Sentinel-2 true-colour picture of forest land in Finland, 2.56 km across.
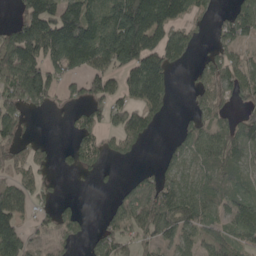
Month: May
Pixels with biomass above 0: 65%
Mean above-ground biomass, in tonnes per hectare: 85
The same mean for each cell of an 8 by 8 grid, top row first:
50 188 199 164 233 121 29 128
161 160 200 233 178 94 24 59
172 132 75 88 163 20 90 88
97 26 36 81 75 10 87 47
59 18 59 44 30 48 84 92
63 28 19 7 36 74 71 66
104 36 28 35 117 118 83 94
128 27 37 82 58 67 53 83
